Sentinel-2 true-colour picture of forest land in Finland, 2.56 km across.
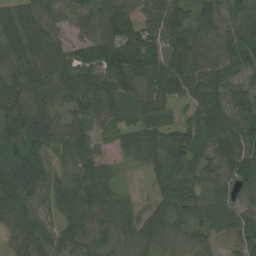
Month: August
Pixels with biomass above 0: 92%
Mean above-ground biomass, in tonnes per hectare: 71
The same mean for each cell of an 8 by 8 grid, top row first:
66 58 53 132 71 102 71 80
66 73 64 160 110 91 77 107
80 88 71 120 83 94 84 58
98 86 64 83 65 27 119 112
86 65 70 22 49 73 65 104
130 64 66 37 18 79 52 61
76 55 76 57 33 58 40 54
41 65 50 39 43 32 38 65
